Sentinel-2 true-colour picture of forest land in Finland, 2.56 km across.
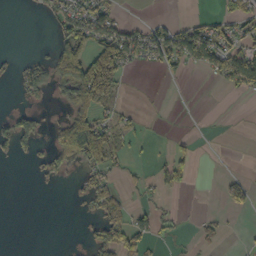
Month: October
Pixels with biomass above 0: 31%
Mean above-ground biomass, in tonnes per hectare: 35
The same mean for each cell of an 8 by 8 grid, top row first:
0 25 71 44 4 6 16 37
1 15 84 108 62 78 84 48
32 74 180 105 0 9 12 90
35 10 103 27 4 0 0 0
71 41 202 53 5 13 0 0
0 33 28 32 14 49 0 15
0 0 8 71 20 13 2 27
0 0 6 84 50 15 19 2
